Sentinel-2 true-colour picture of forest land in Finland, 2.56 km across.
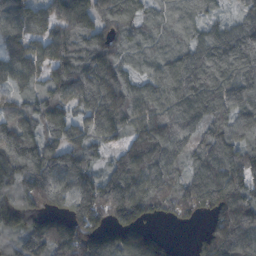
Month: October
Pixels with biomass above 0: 91%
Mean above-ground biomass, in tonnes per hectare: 125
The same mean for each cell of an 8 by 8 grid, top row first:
179 129 166 123 81 63 49 73
128 131 151 116 72 80 149 197
113 112 175 149 78 140 155 153
77 134 96 159 116 129 125 120
103 116 112 66 190 130 137 105
146 180 150 129 160 93 156 157
134 109 147 175 128 91 112 173
71 150 176 125 109 11 91 163
